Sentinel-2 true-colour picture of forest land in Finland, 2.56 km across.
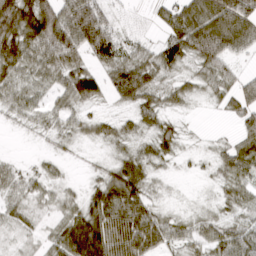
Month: March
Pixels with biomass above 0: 80%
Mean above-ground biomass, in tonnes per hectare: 51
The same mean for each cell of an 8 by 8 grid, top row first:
106 88 121 32 10 73 100 115
97 93 88 76 27 78 101 53
56 42 97 65 80 31 43 34
35 34 34 14 49 21 5 46
1 11 17 28 25 37 7 47
33 29 6 50 44 8 9 56
29 16 50 120 73 8 11 35
13 32 131 121 111 42 45 61
